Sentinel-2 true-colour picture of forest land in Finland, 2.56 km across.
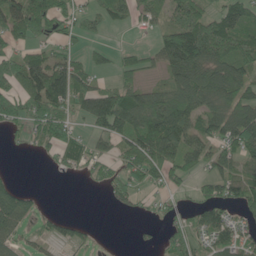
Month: June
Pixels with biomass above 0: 63%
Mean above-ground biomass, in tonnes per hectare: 70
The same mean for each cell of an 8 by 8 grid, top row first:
111 124 63 71 51 77 91 93
48 44 28 25 26 163 150 122
95 161 90 33 51 86 122 108
72 117 48 155 118 114 92 112
16 65 74 49 126 101 73 115
14 4 21 53 76 58 68 93
92 6 0 17 19 31 86 54
35 29 34 1 9 60 55 72
